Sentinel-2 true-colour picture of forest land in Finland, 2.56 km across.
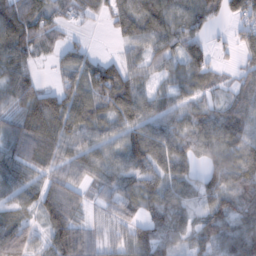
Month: February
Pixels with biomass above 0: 84%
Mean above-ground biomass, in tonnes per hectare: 64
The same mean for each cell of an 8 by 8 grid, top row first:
114 64 29 49 94 77 65 67
103 45 33 7 63 70 41 45
79 11 80 110 53 54 41 33
74 129 92 71 73 52 57 71
75 74 72 59 92 71 72 76
66 52 50 62 66 61 56 82
46 75 40 36 53 61 58 83
52 69 75 29 70 48 77 96
